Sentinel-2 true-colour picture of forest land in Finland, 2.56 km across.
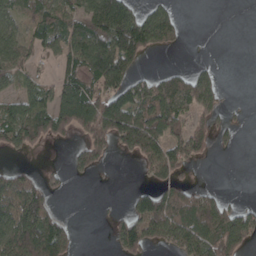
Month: April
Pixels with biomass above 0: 54%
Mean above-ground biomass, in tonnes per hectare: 78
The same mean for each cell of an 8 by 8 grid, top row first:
66 89 103 186 83 39 0 0
85 61 115 157 93 21 1 0
69 33 129 124 58 86 96 0
95 117 179 177 120 118 88 4
88 43 53 91 158 103 52 13
63 26 32 1 29 75 0 0
161 71 0 6 99 128 124 45
196 206 11 44 113 120 131 125
